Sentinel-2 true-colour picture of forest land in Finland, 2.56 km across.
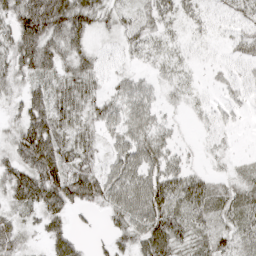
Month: April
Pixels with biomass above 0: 82%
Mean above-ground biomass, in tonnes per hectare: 47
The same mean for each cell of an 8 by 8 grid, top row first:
78 107 69 33 32 37 25 43
80 76 47 20 37 23 16 41
36 59 63 26 24 28 9 28
26 94 47 50 48 14 23 16
63 112 50 31 63 25 15 5
70 111 85 59 62 58 33 28
39 69 39 50 78 60 65 50
39 33 16 29 67 66 51 42
